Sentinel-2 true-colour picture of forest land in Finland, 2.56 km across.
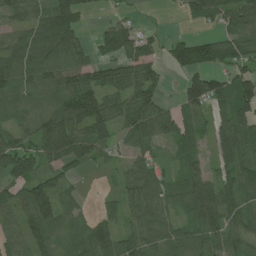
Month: July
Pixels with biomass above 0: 78%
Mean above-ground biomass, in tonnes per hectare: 68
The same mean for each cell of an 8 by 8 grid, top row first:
47 86 63 24 7 9 79 97
87 111 60 71 67 68 105 83
67 69 86 80 93 16 111 87
40 65 98 67 97 56 53 104
71 82 107 67 59 49 34 116
83 66 17 13 78 30 56 88
57 101 27 24 76 41 118 66
62 52 58 76 85 73 79 54
